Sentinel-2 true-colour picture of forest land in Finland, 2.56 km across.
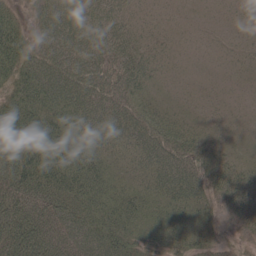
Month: May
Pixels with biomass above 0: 97%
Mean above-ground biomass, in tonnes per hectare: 54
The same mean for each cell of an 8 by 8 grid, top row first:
42 56 64 48 20 17 13 20
111 54 64 55 34 19 13 20
73 79 73 49 47 18 14 18
94 76 60 60 50 33 22 17
106 97 71 46 66 66 35 26
102 93 82 42 48 81 49 44
97 70 63 55 55 61 44 40
108 90 64 74 46 52 31 9
